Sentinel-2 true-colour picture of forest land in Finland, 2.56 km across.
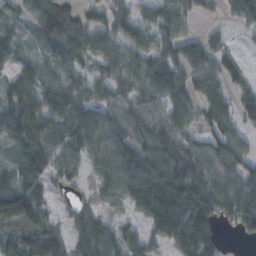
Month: October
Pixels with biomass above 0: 83%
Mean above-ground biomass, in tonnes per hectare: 87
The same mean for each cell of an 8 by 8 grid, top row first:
45 120 74 70 59 83 22 76
70 78 101 87 90 74 74 23
87 88 65 81 97 91 99 59
124 100 98 85 88 82 71 77
102 113 94 106 94 88 74 70
109 78 47 88 133 105 96 86
198 69 48 29 99 144 116 126
100 126 75 93 73 108 124 19
